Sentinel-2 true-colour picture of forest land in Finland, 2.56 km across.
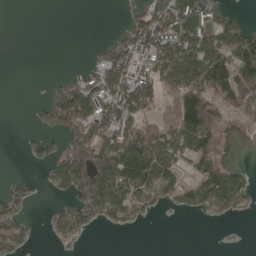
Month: April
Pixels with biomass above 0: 50%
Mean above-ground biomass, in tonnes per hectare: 64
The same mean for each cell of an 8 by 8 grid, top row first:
0 0 0 0 82 175 108 34
0 0 0 68 85 127 131 163
0 9 61 118 70 127 158 123
0 79 179 100 72 133 100 28
1 27 160 114 169 103 85 0
13 22 161 174 138 53 115 50
42 8 80 67 25 18 67 38
44 5 13 0 0 0 0 0
